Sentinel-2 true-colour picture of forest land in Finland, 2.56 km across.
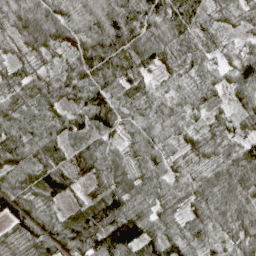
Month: April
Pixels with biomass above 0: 97%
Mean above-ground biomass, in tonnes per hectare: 68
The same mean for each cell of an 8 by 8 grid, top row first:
82 84 56 96 93 99 39 33
40 59 71 104 89 70 43 27
53 44 62 72 57 33 47 83
55 59 65 101 57 52 35 44
83 81 65 39 61 35 58 63
65 105 65 71 55 43 53 90
93 53 66 117 64 43 67 86
58 88 97 147 102 68 66 76
